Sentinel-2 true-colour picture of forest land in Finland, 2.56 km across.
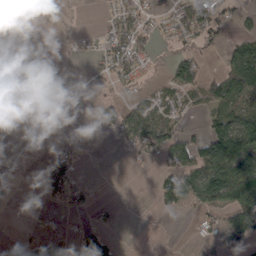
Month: March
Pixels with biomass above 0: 38%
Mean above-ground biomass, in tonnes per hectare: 35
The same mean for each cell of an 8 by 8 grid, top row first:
0 0 0 26 38 54 75 26
0 0 8 66 42 17 19 55
0 0 6 37 24 69 47 91
24 3 10 36 50 36 40 79
2 7 17 7 78 70 104 141
2 39 8 0 2 71 115 159
0 10 16 7 0 27 68 110
9 39 35 24 1 0 17 72
